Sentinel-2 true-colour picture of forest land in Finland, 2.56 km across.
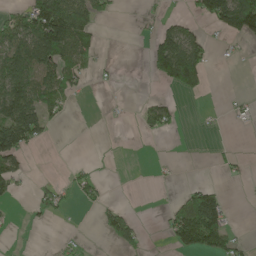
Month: May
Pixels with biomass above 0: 30%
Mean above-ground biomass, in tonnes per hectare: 43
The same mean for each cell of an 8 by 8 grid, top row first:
40 179 126 23 9 17 84 182
106 137 83 1 18 170 52 7
134 89 35 4 7 141 39 0
146 55 0 2 32 23 3 15
132 14 0 0 0 0 2 2
54 2 25 1 0 5 1 11
4 28 8 26 0 34 168 0
2 2 14 32 20 59 108 24
